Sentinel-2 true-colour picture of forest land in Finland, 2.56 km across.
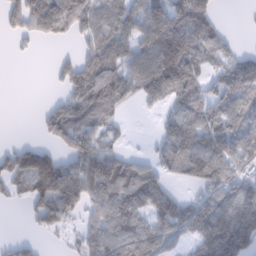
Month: February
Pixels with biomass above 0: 67%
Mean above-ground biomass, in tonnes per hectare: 80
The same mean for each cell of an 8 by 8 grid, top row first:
72 125 92 91 118 130 74 2
9 3 34 89 91 152 88 23
0 7 105 117 111 127 51 121
0 38 91 63 9 58 82 84
29 40 102 41 4 88 120 102
87 151 143 181 112 40 104 65
8 93 74 156 122 103 88 120
23 7 47 140 146 58 132 132
